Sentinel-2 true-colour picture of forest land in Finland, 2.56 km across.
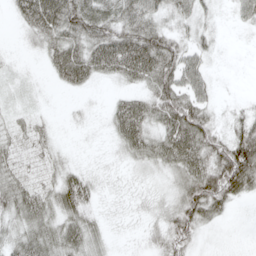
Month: May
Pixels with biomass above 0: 74%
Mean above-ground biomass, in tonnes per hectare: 34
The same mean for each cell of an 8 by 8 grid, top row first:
25 81 70 52 55 32 17 24
4 37 55 77 73 44 23 2
7 10 43 25 41 56 29 2
11 4 6 28 48 71 35 22
24 18 2 15 51 69 62 81
32 18 27 8 12 30 75 105
46 37 41 6 13 41 67 6
37 44 45 9 10 43 2 0
